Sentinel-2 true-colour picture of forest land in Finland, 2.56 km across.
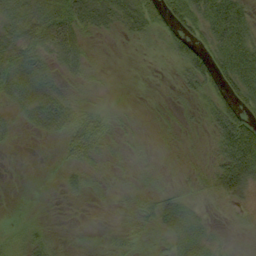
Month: September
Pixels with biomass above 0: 56%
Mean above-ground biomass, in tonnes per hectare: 29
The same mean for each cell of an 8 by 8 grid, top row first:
51 73 76 50 66 66 62 54
49 54 47 1 2 36 49 68
55 48 16 1 0 11 55 57
25 72 32 8 1 8 29 51
7 4 43 15 5 6 9 116
0 0 20 6 7 8 22 85
0 1 1 3 24 36 6 13
18 26 1 8 10 27 25 2
